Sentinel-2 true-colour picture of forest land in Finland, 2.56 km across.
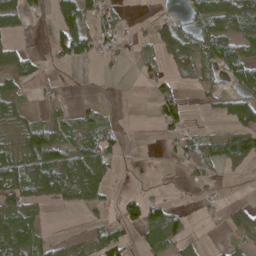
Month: April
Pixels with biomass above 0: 50%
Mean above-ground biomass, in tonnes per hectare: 38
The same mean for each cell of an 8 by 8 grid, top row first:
57 22 80 41 8 25 62 69
30 34 77 38 25 67 62 58
43 16 1 6 22 27 34 64
37 20 24 5 0 52 13 72
38 82 62 50 1 31 50 81
84 67 77 30 3 3 19 8
54 12 14 20 73 17 11 35
59 25 21 76 36 48 4 25
